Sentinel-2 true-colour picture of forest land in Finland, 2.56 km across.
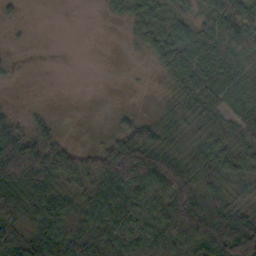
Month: October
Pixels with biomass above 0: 73%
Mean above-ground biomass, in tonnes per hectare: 44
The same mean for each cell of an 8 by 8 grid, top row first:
8 0 0 11 31 35 48 79
3 0 0 0 25 67 62 85
4 0 0 0 1 40 63 82
9 9 0 10 6 28 52 62
86 71 8 45 85 31 39 50
102 100 67 87 91 73 65 44
71 71 45 55 40 105 90 30
42 51 48 39 35 64 100 87
